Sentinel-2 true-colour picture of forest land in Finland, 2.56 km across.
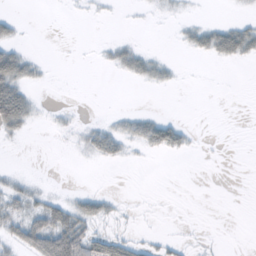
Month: October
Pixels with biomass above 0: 23%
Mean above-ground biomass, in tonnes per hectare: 10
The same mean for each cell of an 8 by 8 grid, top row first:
7 0 1 1 1 3 1 4
16 0 0 10 7 2 30 42
45 2 0 1 15 5 0 0
62 2 1 3 8 0 0 0
2 0 6 25 24 26 0 0
6 0 0 0 0 0 0 0
16 28 28 8 0 0 0 0
21 62 59 29 6 3 1 0
